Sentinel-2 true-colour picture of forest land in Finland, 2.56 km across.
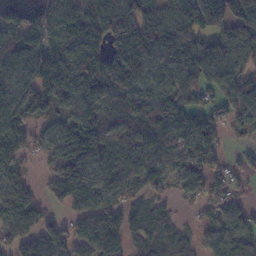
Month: November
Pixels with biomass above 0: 83%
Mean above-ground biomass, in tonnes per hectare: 90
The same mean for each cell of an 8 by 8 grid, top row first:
62 103 92 129 100 118 190 121
101 139 153 99 129 117 93 81
97 168 181 95 91 85 95 83
131 75 94 57 85 102 80 78
139 81 166 68 79 103 96 21
78 53 125 61 75 48 68 41
96 49 80 81 41 15 45 46
86 94 82 96 54 55 52 76
